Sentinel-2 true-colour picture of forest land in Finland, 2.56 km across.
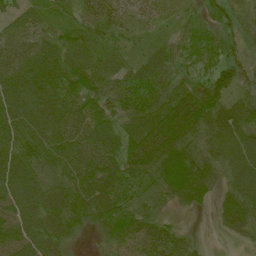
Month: July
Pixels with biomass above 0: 94%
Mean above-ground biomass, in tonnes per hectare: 57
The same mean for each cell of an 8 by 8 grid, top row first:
38 22 36 51 43 32 30 36
44 45 47 40 20 43 52 37
66 71 65 57 62 59 56 49
67 79 71 56 66 86 78 66
66 66 75 81 78 86 53 68
71 52 72 77 69 93 62 71
71 67 58 71 49 33 17 88
76 65 14 47 77 61 6 23
